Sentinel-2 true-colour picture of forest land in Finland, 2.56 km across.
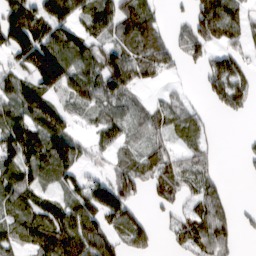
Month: March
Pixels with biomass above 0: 71%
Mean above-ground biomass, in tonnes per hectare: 76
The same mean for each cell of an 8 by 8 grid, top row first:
164 143 94 116 116 14 120 60
137 162 128 78 100 46 57 53
86 134 100 126 51 11 49 66
102 138 55 82 53 62 18 41
134 128 59 59 49 38 31 5
110 64 63 65 74 77 51 4
67 72 94 145 21 40 84 15
56 102 127 68 60 34 100 26
